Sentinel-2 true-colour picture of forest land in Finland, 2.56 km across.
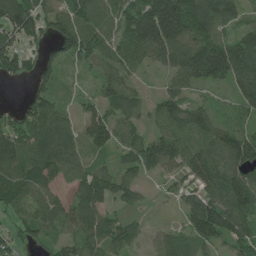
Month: July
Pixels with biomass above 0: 84%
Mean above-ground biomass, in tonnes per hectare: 81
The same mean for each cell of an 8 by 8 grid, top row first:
121 77 93 88 152 184 112 65
81 40 111 82 140 127 140 116
32 53 11 67 19 65 91 94
44 102 48 77 53 100 74 38
112 100 55 89 96 114 105 114
96 78 65 65 49 47 118 88
60 75 96 50 23 24 147 121
41 42 75 79 33 47 91 96
